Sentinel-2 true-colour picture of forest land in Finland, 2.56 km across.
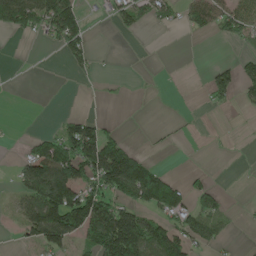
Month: May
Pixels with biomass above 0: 38%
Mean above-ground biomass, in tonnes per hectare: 57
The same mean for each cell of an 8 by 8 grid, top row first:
124 116 62 36 57 43 96 95
0 10 57 1 0 0 0 14
0 0 8 5 1 0 42 76
0 1 13 0 0 2 6 10
5 96 186 111 3 4 2 1
40 161 118 197 167 27 18 0
42 158 180 136 91 119 60 4
13 127 78 241 209 106 68 3
